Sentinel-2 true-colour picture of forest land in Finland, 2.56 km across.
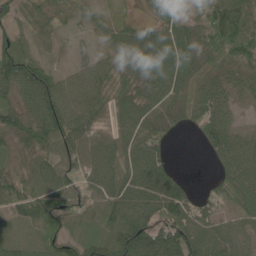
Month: June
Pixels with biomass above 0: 88%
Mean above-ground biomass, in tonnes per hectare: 73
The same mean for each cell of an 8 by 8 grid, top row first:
47 54 36 25 24 46 86 101
84 17 17 44 88 94 98 119
129 86 69 60 77 100 73 59
81 130 95 58 70 59 94 32
47 76 88 76 83 8 50 59
55 71 64 94 99 49 12 80
65 97 66 101 110 125 55 51
62 79 62 98 128 137 98 59
